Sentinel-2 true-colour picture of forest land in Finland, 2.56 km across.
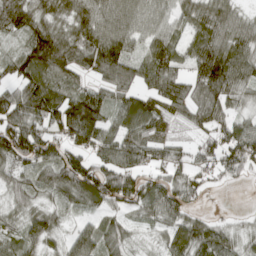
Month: April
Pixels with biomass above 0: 85%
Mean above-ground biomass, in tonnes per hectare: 75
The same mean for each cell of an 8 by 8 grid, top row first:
116 75 88 91 78 59 99 56
32 140 101 118 54 67 104 93
82 92 47 77 74 89 110 93
107 111 133 70 104 56 81 37
139 98 76 89 93 41 63 122
56 66 122 104 69 61 45 38
41 51 43 48 62 72 11 4
57 56 73 53 11 70 92 44
